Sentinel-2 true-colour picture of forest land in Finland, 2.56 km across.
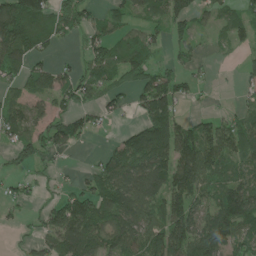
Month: June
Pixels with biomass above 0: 68%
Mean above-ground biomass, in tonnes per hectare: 73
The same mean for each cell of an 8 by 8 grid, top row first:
149 87 68 68 44 85 34 51
155 39 26 83 89 37 12 29
55 85 76 77 82 58 13 20
62 60 58 37 77 74 20 38
56 63 30 29 169 133 119 104
34 22 20 101 115 119 87 65
23 47 105 108 86 108 77 140
12 72 135 87 115 135 122 99
